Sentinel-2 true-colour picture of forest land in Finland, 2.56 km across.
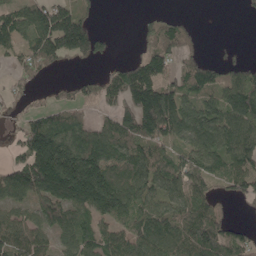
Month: May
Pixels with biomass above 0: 71%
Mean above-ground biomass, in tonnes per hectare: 96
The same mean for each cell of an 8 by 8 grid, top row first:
89 132 90 0 13 24 0 5
68 138 134 31 39 108 11 16
51 26 38 75 157 91 100 91
36 79 46 63 223 182 95 148
51 215 130 123 127 87 124 131
116 244 256 129 115 110 95 111
63 98 112 147 91 99 97 12
144 64 99 102 108 114 137 89
